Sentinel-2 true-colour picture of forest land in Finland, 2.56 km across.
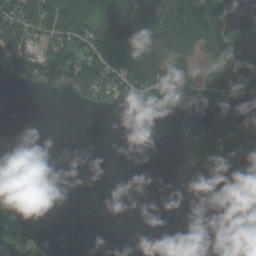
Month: August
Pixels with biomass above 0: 42%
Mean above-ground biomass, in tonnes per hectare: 57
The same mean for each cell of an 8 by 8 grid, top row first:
107 92 114 170 154 98 156 26
102 72 89 168 101 117 82 122
48 76 121 88 148 119 48 111
0 0 5 17 30 49 21 11
0 0 0 0 0 0 115 138
0 0 0 0 0 0 121 228
56 0 0 0 0 0 1 11
77 7 0 0 0 0 197 12
